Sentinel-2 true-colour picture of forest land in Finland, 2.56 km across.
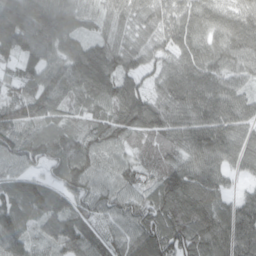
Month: April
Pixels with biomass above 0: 97%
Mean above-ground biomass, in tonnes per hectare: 95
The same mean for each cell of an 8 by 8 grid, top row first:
129 126 83 65 78 87 80 80
114 101 89 87 72 78 77 89
78 98 120 130 63 88 97 56
108 98 64 99 146 98 101 77
108 119 88 91 72 88 118 86
74 58 122 73 77 122 107 42
102 111 75 81 94 129 131 93
100 57 121 75 132 132 129 124
